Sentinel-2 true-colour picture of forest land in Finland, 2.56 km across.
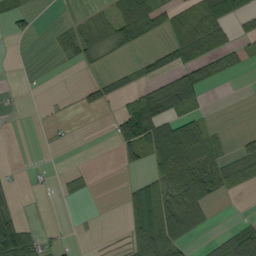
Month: September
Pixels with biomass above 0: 38%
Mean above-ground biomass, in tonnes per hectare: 32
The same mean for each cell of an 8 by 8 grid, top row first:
27 0 9 29 56 44 75 41
0 3 43 30 14 56 59 21
0 0 3 25 31 59 32 3
1 2 9 11 93 63 9 0
0 3 0 16 90 127 62 17
2 2 12 0 23 104 70 69
16 0 1 0 101 90 36 0
115 15 1 1 103 68 14 75
